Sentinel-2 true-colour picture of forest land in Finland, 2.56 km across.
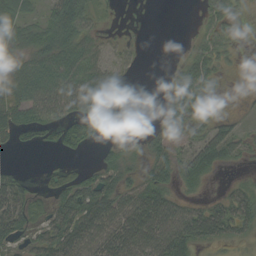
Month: September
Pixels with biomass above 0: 63%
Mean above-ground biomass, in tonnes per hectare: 36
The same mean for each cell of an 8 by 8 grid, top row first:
46 39 56 7 0 0 25 20
39 56 46 16 4 1 32 11
41 58 54 33 0 24 38 1
49 48 51 19 0 49 29 9
17 18 48 14 21 42 59 35
33 11 36 37 38 44 23 6
71 39 81 70 81 50 37 52
30 57 73 71 75 65 39 22
